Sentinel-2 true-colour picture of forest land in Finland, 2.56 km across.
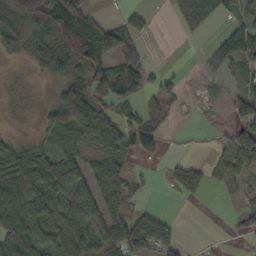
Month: October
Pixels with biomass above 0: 62%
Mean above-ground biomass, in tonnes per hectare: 39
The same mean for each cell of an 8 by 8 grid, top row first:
62 92 78 8 17 3 19 22
23 45 79 58 13 0 14 78
5 20 48 68 37 14 10 19
5 33 89 36 43 13 2 48
20 25 34 51 36 3 6 74
58 74 53 68 11 33 33 33
68 75 71 62 16 1 1 15
93 66 80 86 80 27 2 8
